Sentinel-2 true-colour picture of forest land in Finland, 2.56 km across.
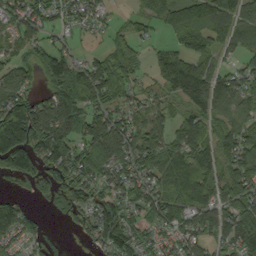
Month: September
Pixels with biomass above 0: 79%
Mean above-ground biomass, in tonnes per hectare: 88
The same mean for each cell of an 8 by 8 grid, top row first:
82 59 81 25 48 90 114 71
52 61 23 59 31 56 63 73
77 56 104 133 31 137 111 74
154 122 111 83 75 48 106 70
186 162 110 138 93 85 107 127
74 69 124 92 103 110 108 111
73 18 72 112 109 118 103 128
63 33 19 120 70 87 91 146
